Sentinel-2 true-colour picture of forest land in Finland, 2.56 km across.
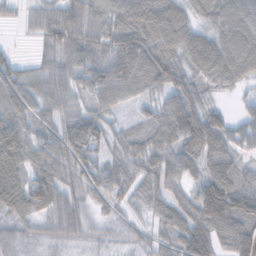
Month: November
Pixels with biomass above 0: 91%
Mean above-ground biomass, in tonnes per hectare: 66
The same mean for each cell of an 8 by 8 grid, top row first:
21 65 91 72 112 60 53 78
13 54 92 76 74 74 87 85
69 58 70 99 82 82 56 50
62 46 55 42 24 92 75 26
113 72 122 56 53 70 97 50
84 89 69 80 67 59 74 55
73 74 57 39 35 65 129 115
45 29 31 24 35 48 35 107
